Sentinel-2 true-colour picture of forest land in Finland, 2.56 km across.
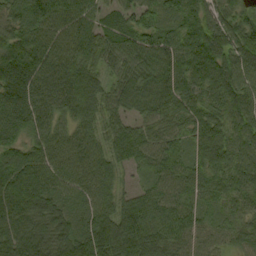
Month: September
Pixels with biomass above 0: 97%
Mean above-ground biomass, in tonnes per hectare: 78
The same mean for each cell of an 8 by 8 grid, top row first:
75 100 78 51 55 58 81 64
122 86 86 80 80 80 123 92
119 79 105 61 95 93 129 92
94 68 86 67 59 78 86 92
59 78 70 72 76 51 108 84
77 78 77 64 30 70 80 83
68 66 63 73 88 76 46 51
67 68 59 125 102 79 53 56
